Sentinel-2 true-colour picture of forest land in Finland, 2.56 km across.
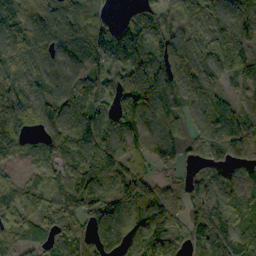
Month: October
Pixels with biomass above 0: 89%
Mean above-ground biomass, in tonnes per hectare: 106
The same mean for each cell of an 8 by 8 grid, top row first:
121 106 110 32 72 67 112 140
108 96 106 204 110 154 119 153
110 67 55 123 156 137 85 100
171 98 70 128 134 87 115 97
144 106 204 141 113 78 90 118
43 91 160 131 91 36 69 74
115 72 88 110 186 58 91 69
95 81 54 105 116 91 79 116
